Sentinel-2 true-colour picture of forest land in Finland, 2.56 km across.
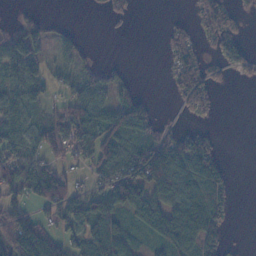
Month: November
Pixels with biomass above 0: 58%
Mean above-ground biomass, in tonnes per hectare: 50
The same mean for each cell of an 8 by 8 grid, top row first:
15 14 0 25 0 7 59 27
100 37 28 0 0 56 22 48
59 38 42 26 1 52 54 10
72 32 78 70 59 14 32 0
59 57 59 73 63 94 52 0
81 88 18 77 97 90 114 1
53 47 61 95 99 73 108 2
107 80 62 100 32 107 75 3
